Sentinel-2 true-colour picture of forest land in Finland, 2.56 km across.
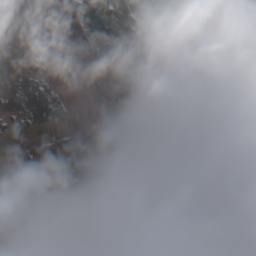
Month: April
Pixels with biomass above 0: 88%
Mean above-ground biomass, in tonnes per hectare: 56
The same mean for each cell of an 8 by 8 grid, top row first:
37 7 93 103 71 101 87 95
6 2 23 114 120 92 107 88
38 41 1 8 23 58 84 90
41 72 4 27 88 2 52 59
25 52 46 55 86 42 36 55
6 30 52 64 78 64 63 54
34 48 87 60 43 50 53 18
60 77 83 44 53 66 65 78
